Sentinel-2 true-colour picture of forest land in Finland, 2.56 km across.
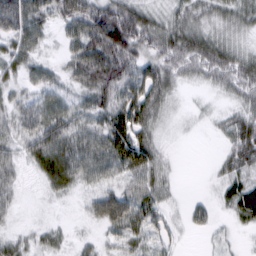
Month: March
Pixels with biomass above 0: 82%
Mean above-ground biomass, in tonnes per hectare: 40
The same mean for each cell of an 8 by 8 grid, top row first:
92 42 86 99 46 36 37 42
43 13 54 89 52 63 63 32
30 32 48 79 59 35 33 58
50 57 37 61 61 10 10 38
36 70 51 59 47 4 1 64
27 44 43 32 46 11 6 42
19 6 11 79 53 12 29 56
25 24 12 24 38 17 8 8
